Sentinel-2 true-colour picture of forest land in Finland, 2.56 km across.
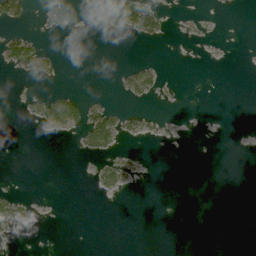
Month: July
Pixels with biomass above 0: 11%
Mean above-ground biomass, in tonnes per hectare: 10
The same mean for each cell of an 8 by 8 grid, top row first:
37 12 1 66 73 1 2 0
61 12 0 0 1 0 1 0
6 19 0 3 35 1 0 0
1 46 45 36 13 0 0 0
0 0 22 38 6 0 0 0
0 0 0 44 2 0 0 0
35 0 0 0 0 0 0 0
4 0 0 0 0 0 0 0
